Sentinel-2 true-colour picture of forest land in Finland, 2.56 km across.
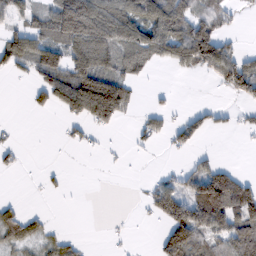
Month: February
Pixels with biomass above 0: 46%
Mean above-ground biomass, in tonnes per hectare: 55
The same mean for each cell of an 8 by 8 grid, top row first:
40 80 213 111 119 105 70 16
95 93 114 96 92 85 144 22
14 94 129 102 20 4 15 104
0 30 113 140 20 15 30 18
14 0 20 3 13 40 8 4
7 12 0 1 4 32 98 41
27 4 0 0 17 100 181 130
56 40 13 6 1 137 69 94
